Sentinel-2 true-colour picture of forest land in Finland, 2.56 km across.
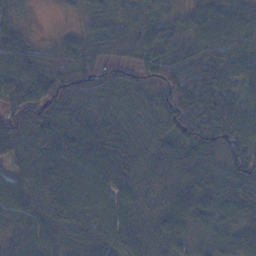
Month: November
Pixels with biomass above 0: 96%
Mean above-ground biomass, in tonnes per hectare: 80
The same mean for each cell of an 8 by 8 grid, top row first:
24 2 30 61 48 37 62 64
86 34 74 70 78 68 79 77
95 109 84 86 74 117 108 61
87 103 86 76 59 100 114 88
102 115 122 108 61 78 102 90
69 119 91 91 66 85 77 81
107 82 103 89 58 111 95 75
65 71 84 79 74 78 57 77
